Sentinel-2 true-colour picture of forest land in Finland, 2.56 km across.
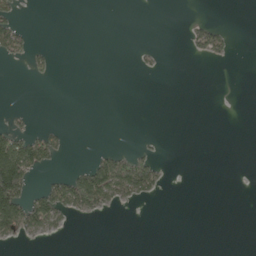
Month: May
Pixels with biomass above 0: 14%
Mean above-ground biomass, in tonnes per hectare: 17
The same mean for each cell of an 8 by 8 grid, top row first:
24 0 0 0 0 0 3 0
43 8 0 0 4 0 52 1
0 6 0 0 0 0 0 0
8 0 0 0 0 0 0 0
80 47 0 1 5 0 0 0
159 16 67 154 116 0 0 0
108 90 69 24 2 0 0 0
21 8 0 0 0 0 0 0
